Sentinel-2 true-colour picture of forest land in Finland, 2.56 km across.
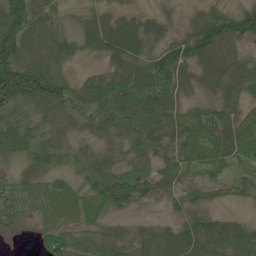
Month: June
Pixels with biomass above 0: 89%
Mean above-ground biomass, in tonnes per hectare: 58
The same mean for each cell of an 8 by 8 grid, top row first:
96 41 23 34 30 7 41 76
97 54 34 74 53 69 88 32
144 99 27 57 69 62 31 51
73 65 48 61 60 68 57 54
71 66 28 36 67 66 90 83
35 42 45 76 61 71 45 37
55 51 60 56 27 32 45 24
5 71 66 81 60 75 77 103
